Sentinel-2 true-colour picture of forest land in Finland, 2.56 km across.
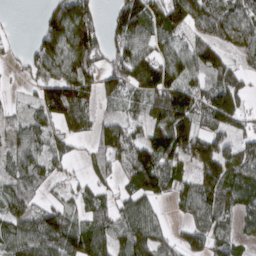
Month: March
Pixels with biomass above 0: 78%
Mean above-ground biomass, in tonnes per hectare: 90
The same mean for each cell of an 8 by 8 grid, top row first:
2 88 138 49 129 109 114 88
14 111 154 85 79 71 107 78
15 102 134 97 139 111 85 77
25 105 139 42 73 180 134 96
70 67 28 109 111 148 93 77
78 54 24 60 177 91 133 107
72 72 58 66 80 32 105 72
110 152 145 93 123 48 83 50
